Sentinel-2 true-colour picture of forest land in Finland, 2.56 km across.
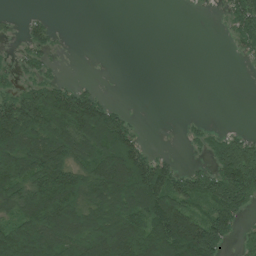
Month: July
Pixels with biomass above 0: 56%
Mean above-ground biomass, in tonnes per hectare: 71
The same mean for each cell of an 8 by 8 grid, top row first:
9 11 0 0 0 0 2 78
16 39 0 0 0 0 0 26
31 49 9 0 0 0 0 1
151 172 178 65 1 0 0 0
141 135 133 135 38 1 39 79
117 177 101 169 161 82 76 153
105 149 113 107 151 134 71 92
135 132 107 157 145 171 162 32
